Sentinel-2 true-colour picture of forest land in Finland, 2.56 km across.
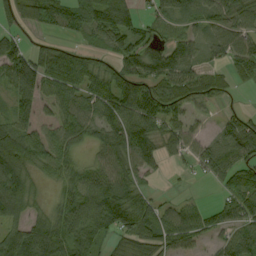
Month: September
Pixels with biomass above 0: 79%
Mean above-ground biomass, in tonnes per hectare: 68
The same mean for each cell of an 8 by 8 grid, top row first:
49 86 52 104 34 50 54 56
65 35 38 61 87 69 48 70
99 84 77 89 93 82 48 23
71 25 75 92 102 62 17 35
115 76 44 84 120 62 43 100
127 32 62 85 46 7 38 87
77 32 100 154 74 47 36 80
104 93 89 50 72 74 33 70
